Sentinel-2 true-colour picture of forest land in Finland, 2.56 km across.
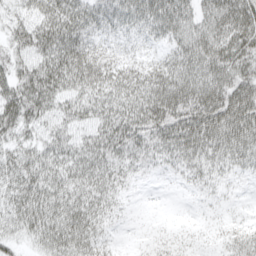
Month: April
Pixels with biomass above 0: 94%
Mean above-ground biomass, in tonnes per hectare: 53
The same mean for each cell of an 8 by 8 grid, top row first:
33 67 67 53 62 74 66 89
45 74 78 28 20 46 78 82
58 78 73 59 57 75 78 77
73 52 57 59 69 80 94 103
43 49 47 61 54 73 69 73
55 58 56 52 18 17 33 22
49 64 66 34 3 2 9 7
34 58 66 19 11 14 10 35
